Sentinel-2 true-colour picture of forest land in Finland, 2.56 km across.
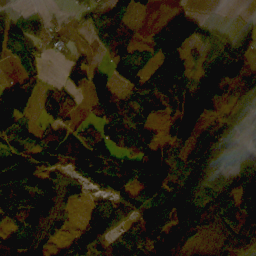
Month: October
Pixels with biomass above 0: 72%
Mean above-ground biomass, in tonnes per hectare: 78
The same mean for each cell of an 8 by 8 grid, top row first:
43 39 47 74 17 36 5 11
101 22 17 56 16 94 84 78
59 26 82 86 59 87 89 61
154 64 26 101 51 74 86 76
47 90 123 93 64 58 60 92
179 97 88 154 124 44 104 168
161 129 40 93 101 100 81 116
112 67 81 65 138 109 32 79
